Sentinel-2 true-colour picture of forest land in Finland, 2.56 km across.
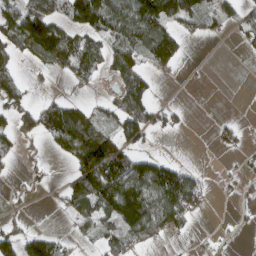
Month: March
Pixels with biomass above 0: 48%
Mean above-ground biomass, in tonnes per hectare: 56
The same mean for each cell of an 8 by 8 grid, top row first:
94 100 103 108 161 99 63 38
75 158 78 64 98 53 0 17
48 9 38 30 65 6 1 0
74 80 58 47 93 23 0 0
45 30 129 108 39 0 3 27
7 11 84 134 126 128 11 15
6 4 67 107 147 137 16 5
65 59 20 62 72 14 8 2
